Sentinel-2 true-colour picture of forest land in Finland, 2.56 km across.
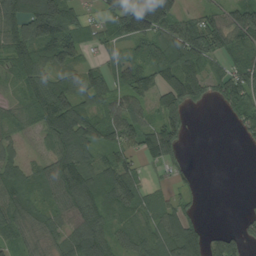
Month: August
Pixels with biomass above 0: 77%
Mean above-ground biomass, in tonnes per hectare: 75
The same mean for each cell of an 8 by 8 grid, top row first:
124 180 58 79 171 90 61 93
94 134 69 34 62 115 120 77
55 97 93 64 87 114 69 110
38 120 121 71 51 89 6 70
44 59 122 77 74 73 0 11
80 78 122 105 33 23 0 0
75 57 119 81 66 71 1 5
54 57 100 82 70 115 80 57
